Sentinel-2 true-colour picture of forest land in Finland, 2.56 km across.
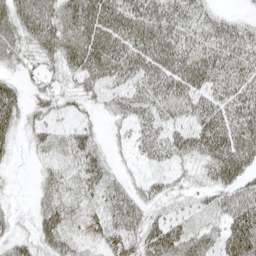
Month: April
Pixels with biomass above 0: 82%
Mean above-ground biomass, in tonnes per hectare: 40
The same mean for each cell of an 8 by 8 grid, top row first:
54 58 71 66 67 51 34 13
40 43 70 66 67 62 50 45
17 19 30 45 48 61 54 47
31 23 16 24 39 44 53 51
14 26 41 11 29 41 57 62
3 30 38 25 16 17 27 44
10 43 36 44 34 14 23 54
29 44 30 50 53 53 37 73
